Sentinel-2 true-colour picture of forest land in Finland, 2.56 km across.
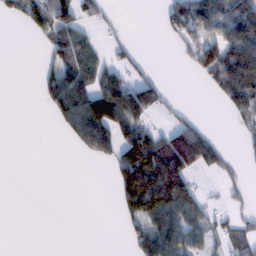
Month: February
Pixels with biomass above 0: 41%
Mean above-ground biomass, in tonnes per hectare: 56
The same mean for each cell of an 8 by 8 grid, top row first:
39 114 59 15 0 93 116 116
0 51 93 22 4 23 99 136
0 51 102 69 51 0 47 147
0 29 122 142 99 23 0 65
0 0 52 83 144 148 100 13
0 0 0 43 208 200 25 16
0 0 0 8 169 132 35 22
0 0 0 0 68 91 45 64
